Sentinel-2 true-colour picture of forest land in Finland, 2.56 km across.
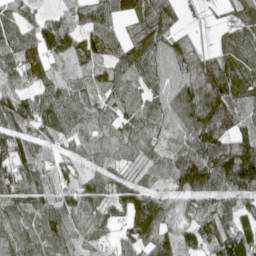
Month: April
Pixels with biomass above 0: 90%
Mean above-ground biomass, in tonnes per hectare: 91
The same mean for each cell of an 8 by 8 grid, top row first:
47 37 59 89 103 54 3 74
98 121 81 79 104 79 28 104
77 68 60 90 89 89 145 113
130 106 95 58 83 110 157 104
116 72 63 74 93 56 134 132
120 83 65 70 63 110 159 180
76 98 102 80 162 65 68 83
107 112 70 46 130 86 85 148
